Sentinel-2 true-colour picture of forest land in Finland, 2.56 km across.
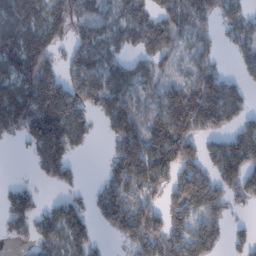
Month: January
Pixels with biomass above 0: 69%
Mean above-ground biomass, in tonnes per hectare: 91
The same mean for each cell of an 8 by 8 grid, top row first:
122 112 67 49 75 78 98 87
147 120 74 67 76 62 50 56
142 123 92 88 65 53 125 42
157 166 100 118 65 158 185 77
24 154 62 62 117 167 59 145
1 61 23 89 134 103 87 149
87 48 50 133 99 99 125 23
19 88 73 28 130 116 110 33
